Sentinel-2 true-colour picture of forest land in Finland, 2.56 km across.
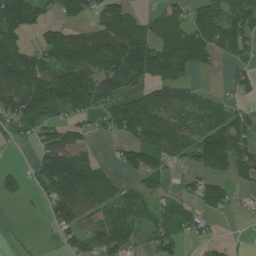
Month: July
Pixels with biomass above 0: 68%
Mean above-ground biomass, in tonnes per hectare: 71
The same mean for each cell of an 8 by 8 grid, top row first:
154 34 45 75 37 65 99 77
91 88 110 105 106 115 88 59
154 118 122 119 73 81 2 30
106 91 66 67 133 76 72 43
24 88 76 18 99 81 126 74
31 118 148 45 87 19 61 48
5 43 106 91 51 50 63 12
9 8 73 92 34 55 25 4
